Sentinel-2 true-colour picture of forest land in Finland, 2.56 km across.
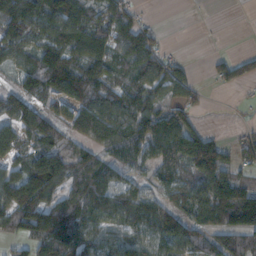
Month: November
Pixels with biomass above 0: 76%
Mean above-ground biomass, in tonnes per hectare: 84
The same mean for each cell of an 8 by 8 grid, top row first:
159 120 86 104 29 0 0 0
101 112 97 92 114 10 1 7
49 147 115 70 88 92 26 57
100 70 95 104 109 93 11 4
64 85 63 82 101 129 106 55
82 166 95 59 37 79 117 72
115 114 107 105 100 100 142 175
51 128 125 79 86 137 70 81
